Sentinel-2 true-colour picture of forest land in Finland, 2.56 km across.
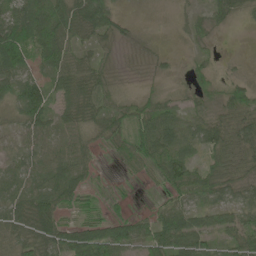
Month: June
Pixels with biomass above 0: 81%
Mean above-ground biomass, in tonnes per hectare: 43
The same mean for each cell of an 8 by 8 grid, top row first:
60 77 88 60 1 8 25 19
95 76 27 18 7 2 9 0
57 41 52 21 6 9 34 26
33 55 57 51 43 39 28 57
17 30 54 31 64 51 51 61
41 52 55 8 27 74 58 42
52 69 31 18 10 54 43 44
51 71 99 95 63 85 42 53
